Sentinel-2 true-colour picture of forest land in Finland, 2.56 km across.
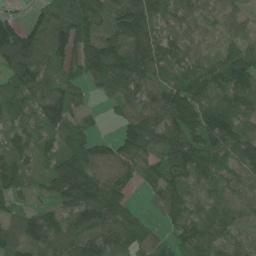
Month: June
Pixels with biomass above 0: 90%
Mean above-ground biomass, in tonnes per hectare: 83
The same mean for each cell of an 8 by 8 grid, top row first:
28 70 111 96 106 55 50 45
150 107 109 99 125 72 36 81
78 77 68 109 82 66 103 97
62 102 44 20 87 113 117 97
63 52 93 61 112 130 98 113
95 81 178 83 59 115 83 53
39 51 129 113 23 85 72 63
69 97 83 88 65 54 94 63
